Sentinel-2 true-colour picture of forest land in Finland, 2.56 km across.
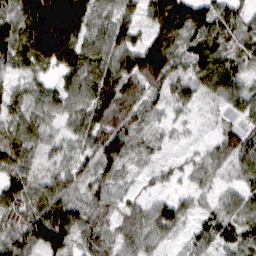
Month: March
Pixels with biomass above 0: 94%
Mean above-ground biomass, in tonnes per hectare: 76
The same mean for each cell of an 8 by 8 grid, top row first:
93 235 154 73 63 149 91 66
94 163 114 87 97 86 81 57
42 34 100 115 107 79 84 66
53 55 73 111 61 47 9 50
83 49 63 110 61 18 33 72
85 53 68 61 25 31 66 51
81 124 91 52 58 73 37 57
92 143 48 69 72 26 54 78
